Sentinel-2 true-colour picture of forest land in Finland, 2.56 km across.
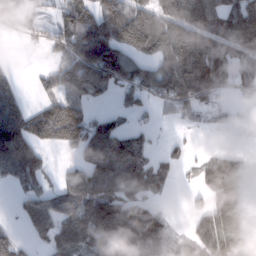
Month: February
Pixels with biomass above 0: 69%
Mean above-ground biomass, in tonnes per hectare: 92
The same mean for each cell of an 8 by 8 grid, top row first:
62 30 112 97 84 171 127 156
1 38 148 106 80 182 106 126
24 43 127 92 85 166 130 45
103 123 98 35 36 42 42 20
180 89 112 143 58 16 5 8
79 43 93 184 130 26 65 125
34 180 171 155 94 2 76 135
56 75 116 158 201 38 97 96
